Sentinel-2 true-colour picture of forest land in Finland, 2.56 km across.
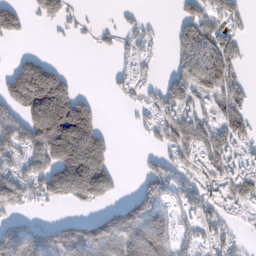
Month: February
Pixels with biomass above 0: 58%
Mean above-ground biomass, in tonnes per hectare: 84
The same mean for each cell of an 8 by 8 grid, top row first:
97 66 17 5 18 32 62 38
8 4 2 20 52 34 100 40
180 257 16 25 50 52 88 44
93 295 194 1 48 80 52 72
113 199 305 57 13 92 90 64
109 138 309 107 58 74 51 74
50 21 31 68 134 73 59 45
152 125 148 133 152 88 54 26
